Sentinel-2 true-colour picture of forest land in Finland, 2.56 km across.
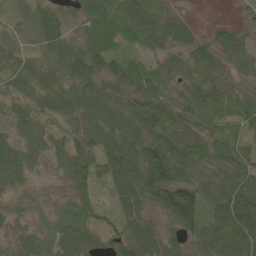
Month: June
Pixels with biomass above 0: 92%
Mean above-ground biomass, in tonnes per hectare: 65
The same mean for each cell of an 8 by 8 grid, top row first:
29 60 57 86 82 47 0 13
36 55 71 68 52 70 53 64
62 54 86 79 96 50 64 51
54 57 78 85 106 55 58 60
57 57 61 83 106 86 74 45
64 24 83 70 118 101 60 86
36 22 63 34 66 141 68 100
42 48 73 44 87 53 85 87
